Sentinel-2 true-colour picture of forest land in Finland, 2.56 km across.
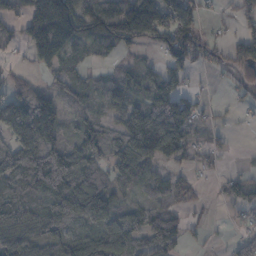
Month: November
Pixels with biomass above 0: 72%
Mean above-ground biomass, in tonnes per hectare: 82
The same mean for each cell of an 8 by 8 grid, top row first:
57 192 133 145 229 159 14 50
29 156 60 56 44 146 56 88
45 32 58 72 88 83 6 37
150 146 56 63 131 123 23 18
124 141 99 87 137 119 33 1
127 147 115 74 80 45 18 39
80 70 131 74 53 55 14 56
96 97 102 105 64 86 11 41
